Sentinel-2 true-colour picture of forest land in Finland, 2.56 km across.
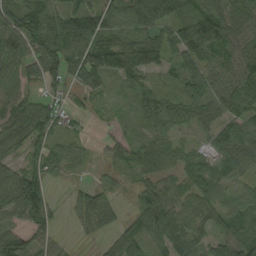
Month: September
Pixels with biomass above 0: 82%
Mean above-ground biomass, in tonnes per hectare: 64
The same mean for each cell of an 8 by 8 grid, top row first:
99 97 103 77 142 94 83 61
91 98 101 97 82 71 89 87
75 74 80 44 36 36 85 103
71 67 23 16 52 62 66 86
58 51 27 29 53 42 31 85
76 52 12 12 49 55 61 36
95 58 35 38 67 69 66 33
92 50 6 34 68 94 54 68
